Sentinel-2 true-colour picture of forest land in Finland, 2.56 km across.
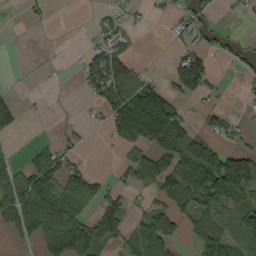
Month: September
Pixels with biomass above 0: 47%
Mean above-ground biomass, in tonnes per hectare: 56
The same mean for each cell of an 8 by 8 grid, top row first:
2 9 1 25 10 27 28 11
0 0 6 67 1 19 39 29
1 3 26 103 47 55 62 10
44 3 4 73 219 87 30 9
5 22 20 19 114 113 101 20
59 83 92 23 70 98 186 152
115 144 67 78 31 65 96 78
26 87 173 68 101 52 110 59
